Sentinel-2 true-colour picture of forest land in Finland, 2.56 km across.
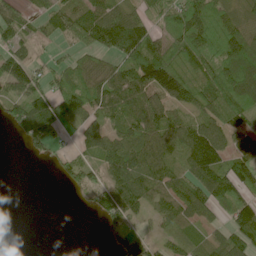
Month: June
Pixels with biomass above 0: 71%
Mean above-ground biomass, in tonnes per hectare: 68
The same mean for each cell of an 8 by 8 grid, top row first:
59 46 71 81 42 97 117 56
51 14 51 91 114 83 107 127
104 57 81 87 113 115 101 158
89 113 80 84 105 47 76 95
7 51 36 68 87 80 140 48
0 3 45 66 92 58 106 117
0 0 4 81 53 89 68 81
0 0 0 34 60 36 47 99
